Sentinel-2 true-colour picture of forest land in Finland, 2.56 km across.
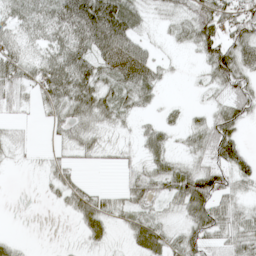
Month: May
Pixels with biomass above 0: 72%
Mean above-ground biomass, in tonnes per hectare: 39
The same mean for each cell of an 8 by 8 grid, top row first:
45 58 110 115 26 29 77 70
44 44 66 89 35 10 61 60
47 78 79 43 53 3 24 58
15 26 47 38 16 8 23 44
21 9 35 17 32 13 52 44
1 17 15 0 46 56 63 38
0 3 51 28 33 27 70 31
11 0 13 16 54 33 48 50
